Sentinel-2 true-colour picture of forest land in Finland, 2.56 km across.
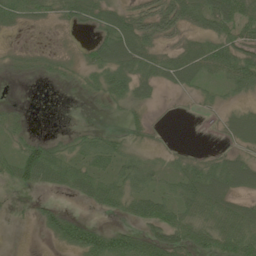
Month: June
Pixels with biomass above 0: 63%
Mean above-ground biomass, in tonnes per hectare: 34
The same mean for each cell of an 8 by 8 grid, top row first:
44 24 38 49 52 64 58 64
10 7 10 74 50 27 50 48
10 13 19 53 41 40 19 56
12 0 1 11 17 1 7 26
26 36 30 38 15 3 2 28
48 56 49 41 48 35 59 69
4 22 8 34 55 55 69 42
0 13 58 52 45 53 55 69
